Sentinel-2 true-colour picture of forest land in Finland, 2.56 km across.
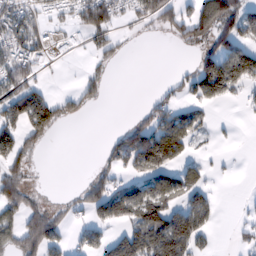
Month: February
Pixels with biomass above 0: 46%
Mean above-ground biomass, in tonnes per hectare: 56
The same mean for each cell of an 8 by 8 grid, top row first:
79 34 68 73 58 67 124 107
76 36 18 46 1 12 53 88
84 14 29 12 0 26 138 109
119 147 35 0 26 63 24 6
116 27 0 29 97 109 8 2
72 0 7 47 59 80 26 2
68 61 41 94 120 62 69 4
66 112 30 58 118 180 18 11
